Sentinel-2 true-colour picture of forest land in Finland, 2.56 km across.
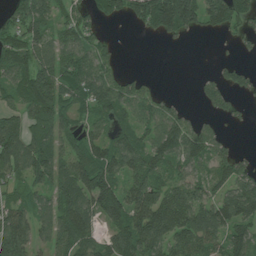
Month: July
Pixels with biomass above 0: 75%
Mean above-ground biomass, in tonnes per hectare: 82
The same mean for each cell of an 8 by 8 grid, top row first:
74 102 63 71 132 246 110 83
94 100 84 31 0 6 0 18
88 148 104 76 36 0 29 47
62 144 53 87 66 48 29 17
144 111 77 77 76 103 88 10
79 95 126 92 91 65 63 81
81 75 113 111 114 137 103 129
124 65 112 78 114 97 102 77
